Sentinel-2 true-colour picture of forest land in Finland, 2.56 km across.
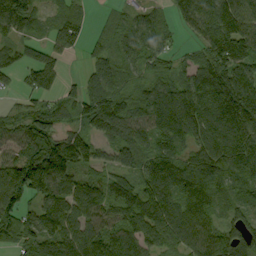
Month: September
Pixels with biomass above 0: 88%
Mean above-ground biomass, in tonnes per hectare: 107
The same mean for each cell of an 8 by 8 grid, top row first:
136 48 59 26 58 59 139 143
60 68 43 72 97 40 120 152
45 77 56 111 77 90 136 150
51 81 84 175 114 167 147 189
104 144 104 66 91 106 130 135
145 175 78 67 119 158 145 106
127 108 110 92 130 149 116 80
106 110 145 124 103 108 126 156
